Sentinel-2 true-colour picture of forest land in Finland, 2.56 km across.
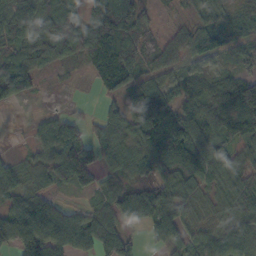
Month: October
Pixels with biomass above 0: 83%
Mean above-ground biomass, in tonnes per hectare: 67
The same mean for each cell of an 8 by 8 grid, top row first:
96 88 60 110 50 12 39 44
71 96 90 107 75 46 64 39
111 7 7 82 53 49 62 80
3 18 15 46 125 96 111 136
2 56 78 67 95 142 74 54
51 43 58 37 53 80 64 63
76 83 26 67 95 70 33 66
85 122 83 113 24 66 57 97
